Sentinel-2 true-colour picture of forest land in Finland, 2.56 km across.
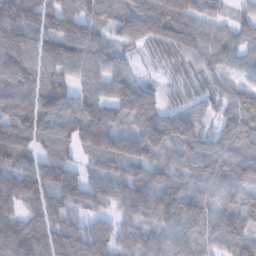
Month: January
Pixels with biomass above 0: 93%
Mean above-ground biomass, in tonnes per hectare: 88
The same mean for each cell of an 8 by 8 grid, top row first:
126 115 99 83 124 130 76 41
129 106 114 72 53 80 95 67
97 81 58 99 43 33 50 37
121 100 104 77 120 76 37 90
122 73 93 105 126 106 62 80
100 110 68 87 90 64 75 89
74 101 65 66 116 135 81 87
111 110 116 100 79 66 67 91
